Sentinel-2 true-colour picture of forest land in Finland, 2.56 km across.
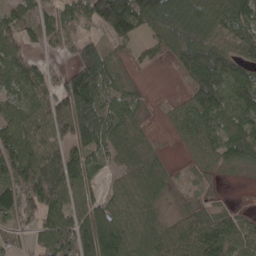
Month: April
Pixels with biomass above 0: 80%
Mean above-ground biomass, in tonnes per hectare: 84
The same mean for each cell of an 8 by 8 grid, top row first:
76 62 72 181 162 181 117 113
72 42 91 38 26 119 145 85
82 72 128 86 5 20 166 122
80 88 169 109 25 46 134 109
112 89 114 79 37 24 88 108
107 133 96 31 81 24 24 20
90 106 77 81 69 12 32 17
28 79 113 153 82 81 101 78
